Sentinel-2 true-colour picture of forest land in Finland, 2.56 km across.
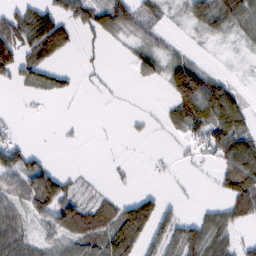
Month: February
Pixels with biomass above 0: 54%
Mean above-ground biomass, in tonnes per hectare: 41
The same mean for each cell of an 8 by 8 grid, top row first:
43 67 36 88 52 10 66 68
98 98 8 4 43 17 4 8
38 43 9 3 19 94 69 7
3 3 1 1 7 58 91 63
32 1 4 1 3 9 61 98
56 72 10 0 1 5 4 137
39 69 64 52 88 17 21 93
51 34 57 69 62 61 75 29
